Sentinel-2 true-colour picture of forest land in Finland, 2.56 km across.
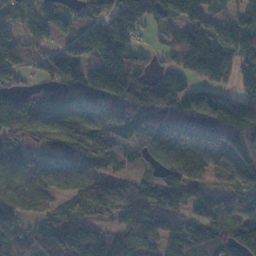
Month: November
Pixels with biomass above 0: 88%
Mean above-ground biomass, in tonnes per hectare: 96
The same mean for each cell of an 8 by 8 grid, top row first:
77 98 68 86 109 102 92 66
108 67 136 165 23 84 127 101
49 66 115 235 62 68 56 55
232 158 142 105 100 104 121 147
82 73 108 77 75 110 111 125
96 100 115 85 44 96 56 75
49 45 58 95 65 50 84 84
68 83 184 108 90 94 120 133
